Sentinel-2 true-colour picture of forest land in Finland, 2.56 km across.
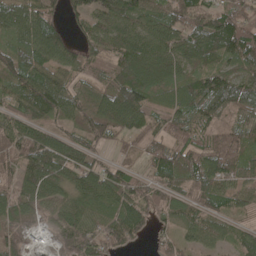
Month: May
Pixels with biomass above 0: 90%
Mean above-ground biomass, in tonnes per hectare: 87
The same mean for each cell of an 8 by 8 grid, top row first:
98 82 71 109 98 97 98 88
90 126 59 89 111 101 116 133
110 101 53 74 129 80 95 107
86 110 80 120 90 55 90 91
95 125 86 41 43 69 72 72
68 130 112 102 62 90 119 106
79 56 84 88 101 77 67 50
71 31 127 103 39 63 59 62
